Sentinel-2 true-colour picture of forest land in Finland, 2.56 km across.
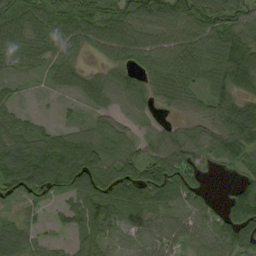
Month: September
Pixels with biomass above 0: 87%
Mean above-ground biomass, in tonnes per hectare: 70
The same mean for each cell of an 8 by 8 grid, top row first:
96 86 109 95 84 84 77 69
88 74 53 82 78 83 88 124
37 34 67 53 59 91 74 103
38 5 23 36 38 29 59 114
74 79 91 43 44 82 74 117
99 111 103 114 106 115 26 42
31 28 78 85 77 60 38 130
74 21 44 32 28 58 65 98
